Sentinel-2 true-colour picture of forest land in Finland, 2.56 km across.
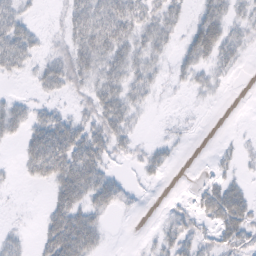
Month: February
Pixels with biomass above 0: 58%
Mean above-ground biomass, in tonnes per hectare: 22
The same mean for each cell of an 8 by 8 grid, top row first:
33 2 38 48 32 18 33 17
49 10 37 40 25 13 45 20
7 29 25 30 23 9 15 1
30 19 15 39 8 2 1 0
11 70 54 28 8 8 0 7
5 36 58 16 9 1 10 11
1 20 41 19 2 8 32 42
13 37 60 2 3 26 13 24
